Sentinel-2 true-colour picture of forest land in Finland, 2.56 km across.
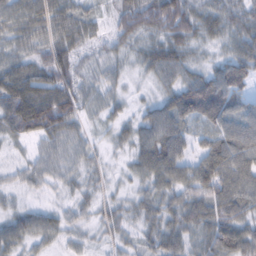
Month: February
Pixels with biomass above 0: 93%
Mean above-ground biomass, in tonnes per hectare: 52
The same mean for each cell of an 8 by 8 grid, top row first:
65 76 53 33 80 101 56 59
47 60 48 37 42 61 25 56
80 65 50 33 16 53 70 63
104 118 54 27 26 73 73 51
27 45 39 20 63 69 47 83
23 40 30 12 48 61 87 81
25 25 29 27 45 55 77 73
47 33 22 23 34 57 62 80
